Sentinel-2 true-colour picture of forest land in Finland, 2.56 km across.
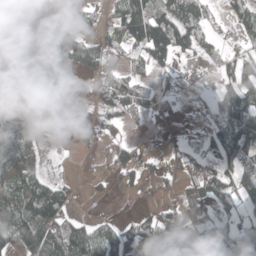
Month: April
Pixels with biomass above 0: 58%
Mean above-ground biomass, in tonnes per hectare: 60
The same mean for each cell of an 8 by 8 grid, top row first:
58 52 25 54 150 111 45 58
32 46 72 44 116 120 39 39
30 31 43 71 42 26 7 95
117 54 28 70 40 32 45 130
100 5 20 41 17 22 52 142
80 27 9 30 38 43 77 92
100 113 5 7 15 52 44 58
91 124 112 70 59 142 69 93
